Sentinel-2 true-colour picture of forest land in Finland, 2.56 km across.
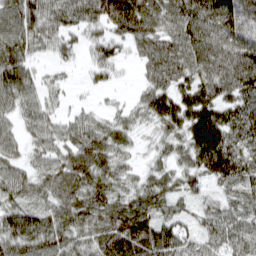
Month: March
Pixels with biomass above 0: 90%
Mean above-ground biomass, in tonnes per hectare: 81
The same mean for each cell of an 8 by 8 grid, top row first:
80 83 69 109 126 96 132 122
84 43 35 54 67 86 112 111
92 28 9 22 41 94 109 124
54 45 29 31 73 148 159 127
42 57 85 77 24 64 186 107
69 75 98 79 48 67 81 109
76 68 88 88 87 48 52 65
98 92 76 109 119 108 64 79
